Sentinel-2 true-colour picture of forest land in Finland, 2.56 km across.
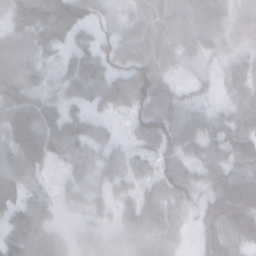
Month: January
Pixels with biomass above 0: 85%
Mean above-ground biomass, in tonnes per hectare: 54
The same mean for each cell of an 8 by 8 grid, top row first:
76 109 72 31 61 58 62 47
69 62 53 55 75 52 35 33
90 28 80 60 91 24 13 50
91 70 38 33 71 63 26 49
82 89 65 33 42 61 53 63
66 18 47 45 37 60 45 64
61 35 27 33 57 41 44 95
87 66 31 34 57 29 42 44
